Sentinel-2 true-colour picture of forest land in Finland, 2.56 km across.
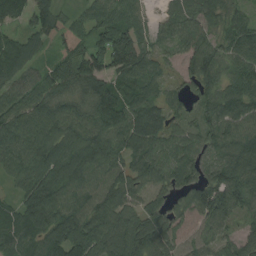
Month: August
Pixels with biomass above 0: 95%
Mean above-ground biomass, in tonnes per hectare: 94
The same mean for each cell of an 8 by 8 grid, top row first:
79 104 48 85 41 58 77 57
115 48 117 205 104 57 104 104
92 105 123 104 93 35 87 105
105 103 81 126 109 48 75 108
106 114 113 104 101 72 75 112
80 123 108 93 85 91 83 123
78 140 94 93 73 60 147 88
93 110 135 109 118 67 64 73
